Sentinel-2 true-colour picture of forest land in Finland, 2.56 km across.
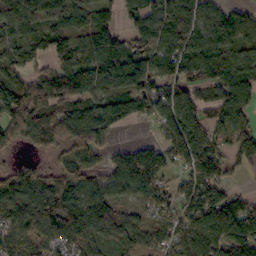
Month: October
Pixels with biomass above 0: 84%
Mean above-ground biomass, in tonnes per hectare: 105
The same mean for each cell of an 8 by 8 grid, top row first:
112 113 106 72 111 114 85 69
95 84 90 101 82 119 107 91
110 120 154 117 113 114 109 125
148 117 107 123 96 138 93 134
67 87 135 36 41 130 142 113
96 52 114 95 143 70 144 23
115 126 124 93 67 88 180 109
93 86 85 65 80 107 139 179
